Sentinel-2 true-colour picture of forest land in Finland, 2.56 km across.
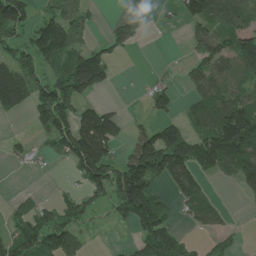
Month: June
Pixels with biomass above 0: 52%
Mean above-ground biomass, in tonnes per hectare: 91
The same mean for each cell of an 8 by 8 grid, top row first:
158 89 54 14 5 30 121 108
76 222 92 63 6 0 110 145
142 116 210 40 6 16 124 102
56 141 116 67 20 34 130 167
24 53 243 153 146 182 177 260
2 4 91 180 218 138 59 154
0 4 93 96 238 56 100 2
0 26 50 4 123 112 35 24
